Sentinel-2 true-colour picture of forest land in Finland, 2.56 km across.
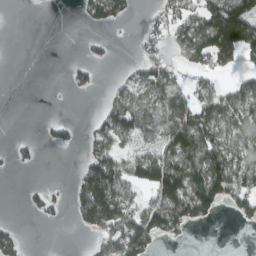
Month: March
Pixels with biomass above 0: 45%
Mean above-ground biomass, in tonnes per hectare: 57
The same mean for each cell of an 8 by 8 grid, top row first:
0 0 18 70 12 72 139 144
0 0 6 11 34 52 146 96
0 0 30 13 84 51 45 46
0 0 0 96 112 101 97 87
14 15 23 73 68 120 121 76
2 0 59 136 109 157 166 108
0 33 78 158 86 129 80 47
36 0 1 103 89 15 0 0
